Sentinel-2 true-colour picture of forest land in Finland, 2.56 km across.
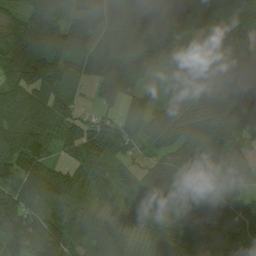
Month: August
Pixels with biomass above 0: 94%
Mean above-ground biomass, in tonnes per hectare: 86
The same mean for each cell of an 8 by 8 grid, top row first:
52 107 68 68 80 75 97 73
125 102 63 95 58 59 88 98
101 122 46 116 40 95 111 108
89 98 41 34 45 78 107 106
118 87 123 96 36 71 101 71
102 108 70 75 56 96 101 81
100 96 84 58 77 84 92 85
103 137 68 116 57 124 89 84
